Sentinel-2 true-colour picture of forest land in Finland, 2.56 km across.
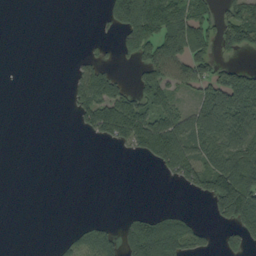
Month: September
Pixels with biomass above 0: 40%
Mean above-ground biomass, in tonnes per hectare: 54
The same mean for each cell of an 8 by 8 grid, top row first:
0 0 0 72 168 107 67 99
0 0 3 17 140 157 71 60
0 0 61 55 78 84 82 108
0 0 46 112 75 72 123 173
0 0 0 30 71 104 106 133
0 0 0 0 0 49 108 163
0 0 0 0 8 11 27 184
0 1 38 37 144 125 28 53
